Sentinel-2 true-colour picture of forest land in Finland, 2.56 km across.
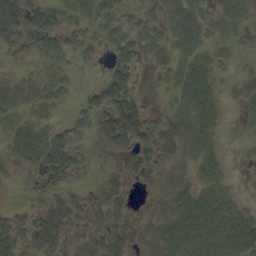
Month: September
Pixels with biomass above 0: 76%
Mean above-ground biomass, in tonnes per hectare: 43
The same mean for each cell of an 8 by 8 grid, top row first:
73 61 43 40 21 57 40 49
36 62 37 40 47 49 39 26
24 41 10 53 18 47 56 23
35 33 30 79 39 54 66 16
50 78 29 58 41 65 53 1
8 46 24 22 38 32 53 4
13 49 34 43 16 55 79 36
50 75 33 53 35 79 77 57
